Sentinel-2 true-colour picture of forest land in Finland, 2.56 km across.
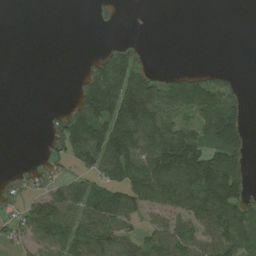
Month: August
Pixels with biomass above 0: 52%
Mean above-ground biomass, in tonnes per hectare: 71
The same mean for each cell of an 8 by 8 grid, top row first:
0 0 0 15 1 0 0 0
0 0 0 40 16 0 0 0
0 0 49 163 91 56 65 16
0 19 128 164 167 101 120 59
0 53 170 161 151 187 106 87
30 48 57 107 161 162 157 78
53 119 94 140 83 95 159 124
48 90 114 108 75 101 84 91
